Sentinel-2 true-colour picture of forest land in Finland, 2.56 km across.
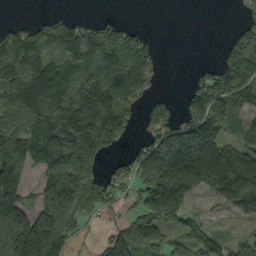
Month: September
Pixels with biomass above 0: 68%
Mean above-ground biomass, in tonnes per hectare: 109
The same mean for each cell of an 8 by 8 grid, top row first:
4 30 15 8 0 0 0 26
138 105 148 118 53 0 0 175
127 159 112 108 84 0 83 128
110 168 180 181 46 48 158 75
75 174 257 93 60 179 199 85
117 135 211 39 114 276 229 219
144 184 169 32 139 193 21 101
195 287 32 107 114 48 118 52
